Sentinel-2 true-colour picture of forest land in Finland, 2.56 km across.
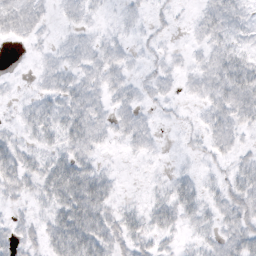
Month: October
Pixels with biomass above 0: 69%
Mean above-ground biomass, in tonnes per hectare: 15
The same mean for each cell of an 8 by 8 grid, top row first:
18 6 9 4 6 5 18 12
2 6 12 11 6 3 12 12
2 13 18 14 8 8 17 31
6 21 27 15 9 4 15 25
16 16 23 8 12 2 13 10
26 32 39 9 2 11 6 20
7 18 45 18 13 26 14 25
15 24 44 27 18 9 12 27
